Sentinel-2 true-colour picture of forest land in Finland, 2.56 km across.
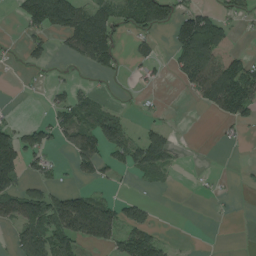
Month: August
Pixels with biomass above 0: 41%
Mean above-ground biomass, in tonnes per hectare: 47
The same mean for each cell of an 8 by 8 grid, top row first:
19 133 94 73 109 67 62 23
6 30 88 74 25 63 150 45
3 10 8 7 15 21 118 131
4 26 69 36 8 1 19 76
85 43 83 75 91 33 0 9
68 30 27 16 30 7 3 3
89 111 124 62 38 0 1 1
47 102 73 59 91 5 0 0
